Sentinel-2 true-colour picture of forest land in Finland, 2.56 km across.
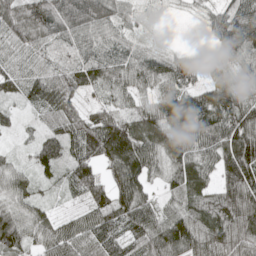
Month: May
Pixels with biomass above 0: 92%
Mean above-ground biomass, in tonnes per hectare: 74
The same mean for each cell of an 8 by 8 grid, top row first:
80 103 90 63 25 9 40 101
59 41 52 61 47 26 21 109
65 82 66 65 72 84 49 62
27 55 44 65 63 102 98 119
12 64 89 158 108 87 86 135
79 32 101 76 98 77 67 131
91 37 32 88 86 61 88 105
98 69 74 74 99 145 80 83
